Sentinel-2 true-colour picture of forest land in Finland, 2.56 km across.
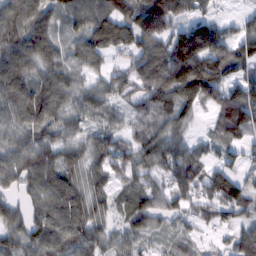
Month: February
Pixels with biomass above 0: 86%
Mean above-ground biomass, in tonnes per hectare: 78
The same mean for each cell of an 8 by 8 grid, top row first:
111 80 90 119 159 107 50 25
104 81 70 80 98 131 126 51
109 78 45 61 100 147 138 66
81 87 59 45 68 99 36 120
65 82 57 72 84 79 32 52
81 97 70 63 65 79 84 47
52 103 96 50 88 57 68 79
70 108 89 56 51 43 18 55
